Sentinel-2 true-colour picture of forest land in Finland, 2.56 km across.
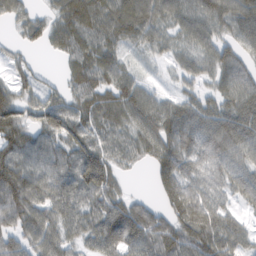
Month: February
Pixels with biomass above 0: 86%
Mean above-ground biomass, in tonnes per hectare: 72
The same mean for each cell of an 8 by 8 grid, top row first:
44 37 93 79 92 68 86 76
22 31 73 62 49 43 66 62
43 18 74 81 31 31 42 95
59 92 71 85 88 79 77 107
79 61 81 61 72 86 89 91
106 64 87 73 3 106 74 70
113 81 64 88 62 93 98 38
69 86 54 97 98 102 110 61
